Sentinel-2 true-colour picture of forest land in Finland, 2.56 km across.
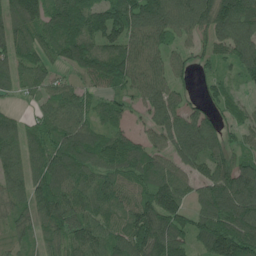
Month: June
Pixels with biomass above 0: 90%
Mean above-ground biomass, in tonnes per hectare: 95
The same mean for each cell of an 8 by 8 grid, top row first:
120 106 125 128 125 120 117 140
112 83 132 96 113 71 62 127
84 65 48 114 99 66 46 44
33 63 77 69 58 99 66 43
109 90 133 101 81 101 125 47
94 125 99 84 91 96 89 125
66 110 95 69 112 112 117 161
48 79 82 81 126 116 116 151
